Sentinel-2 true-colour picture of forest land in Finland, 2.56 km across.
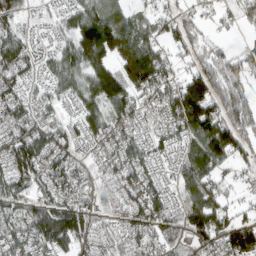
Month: March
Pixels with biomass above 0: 84%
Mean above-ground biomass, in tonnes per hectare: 77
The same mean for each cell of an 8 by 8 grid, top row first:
64 18 87 108 41 50 25 52
82 25 119 110 127 50 38 25
68 46 78 134 146 59 126 82
68 37 63 84 45 101 125 103
98 87 57 79 53 54 143 92
94 83 63 49 80 49 95 25
68 98 95 47 100 56 132 37
87 131 93 49 76 65 80 133
